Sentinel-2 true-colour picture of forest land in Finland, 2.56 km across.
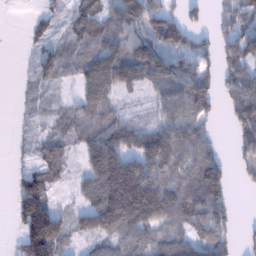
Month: January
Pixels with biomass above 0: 72%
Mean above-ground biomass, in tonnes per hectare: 81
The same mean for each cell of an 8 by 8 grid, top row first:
0 30 63 75 116 56 27 80
1 32 44 92 111 81 40 112
4 31 53 127 101 122 79 90
5 18 59 53 17 107 75 108
14 58 53 129 124 142 83 64
42 97 37 227 185 95 170 24
73 132 53 237 240 134 130 11
32 215 35 74 71 77 88 40
